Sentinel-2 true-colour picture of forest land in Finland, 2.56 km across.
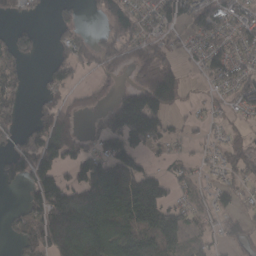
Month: March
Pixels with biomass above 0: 63%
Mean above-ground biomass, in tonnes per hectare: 81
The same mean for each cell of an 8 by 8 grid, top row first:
36 14 27 105 73 102 100 62
100 19 77 95 86 25 60 52
56 51 29 45 119 108 40 65
57 112 60 102 205 34 23 33
56 177 79 110 89 23 25 39
86 123 100 180 111 38 19 48
19 164 186 158 207 81 34 37
56 157 158 124 144 104 35 72
